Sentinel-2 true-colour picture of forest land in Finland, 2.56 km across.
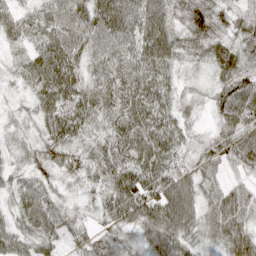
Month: April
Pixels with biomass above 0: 97%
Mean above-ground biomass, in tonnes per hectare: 52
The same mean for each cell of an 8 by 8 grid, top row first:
48 40 53 84 65 43 50 41
26 57 56 54 66 50 44 40
26 73 58 51 55 30 22 57
22 67 72 48 66 47 25 66
28 57 58 67 66 52 33 64
32 37 44 70 72 73 37 34
44 64 25 66 102 100 44 65
48 48 46 52 54 77 32 61
